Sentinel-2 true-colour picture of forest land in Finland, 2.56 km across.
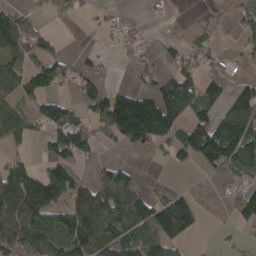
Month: April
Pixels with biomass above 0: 56%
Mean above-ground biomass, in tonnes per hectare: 77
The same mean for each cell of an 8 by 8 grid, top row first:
85 10 14 24 8 10 12 50
110 64 11 16 21 43 62 37
93 125 35 15 40 122 52 44
90 121 43 158 198 145 77 143
42 73 122 17 69 81 161 185
112 127 52 62 11 1 13 43
126 138 119 123 102 197 17 71
111 125 153 144 115 113 2 10
